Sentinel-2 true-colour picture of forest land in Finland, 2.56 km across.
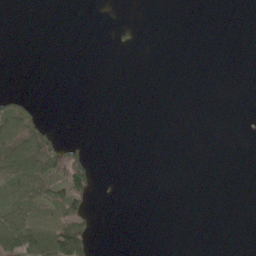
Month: May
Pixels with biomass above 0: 16%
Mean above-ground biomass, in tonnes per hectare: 16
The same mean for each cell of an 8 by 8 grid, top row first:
0 0 0 0 0 0 0 0
0 0 0 5 1 0 0 0
0 0 0 0 0 0 0 0
58 1 0 0 0 0 0 0
98 57 17 0 0 0 0 0
66 86 86 0 0 0 0 0
69 73 60 0 0 0 0 0
109 114 91 0 0 0 0 0
